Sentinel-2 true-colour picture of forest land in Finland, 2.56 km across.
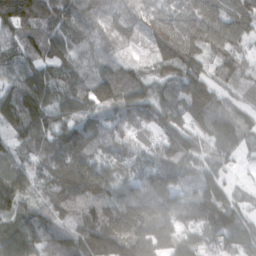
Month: February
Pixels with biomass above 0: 96%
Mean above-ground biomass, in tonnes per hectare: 93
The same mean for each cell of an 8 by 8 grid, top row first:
199 119 115 70 88 94 124 98
75 112 99 48 36 143 108 71
82 93 93 103 76 93 92 92
101 90 73 72 95 89 123 72
69 104 111 75 46 119 74 70
67 86 124 85 74 79 72 14
96 93 111 114 112 87 121 56
116 93 117 125 132 119 73 96
